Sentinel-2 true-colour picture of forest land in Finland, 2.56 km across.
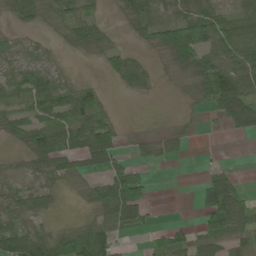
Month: June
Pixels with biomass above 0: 66%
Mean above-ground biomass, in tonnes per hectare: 47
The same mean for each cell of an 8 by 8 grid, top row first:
37 30 54 9 59 45 65 58
42 18 37 35 23 99 54 82
48 49 13 19 36 14 89 99
33 64 69 17 1 4 28 81
23 81 69 70 25 27 0 1
36 62 54 71 39 0 38 24
50 32 11 96 57 0 73 92
116 81 96 73 6 53 76 75
